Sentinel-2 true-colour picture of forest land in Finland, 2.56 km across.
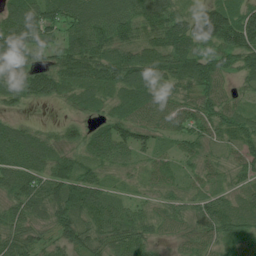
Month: July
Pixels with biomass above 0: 92%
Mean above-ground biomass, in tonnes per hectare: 68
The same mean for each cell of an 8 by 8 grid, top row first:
97 87 96 108 85 71 112 88
104 66 102 85 66 86 60 107
58 96 84 80 75 75 79 34
21 2 28 44 75 66 70 46
80 63 54 101 56 42 47 58
93 88 83 34 36 38 43 40
68 67 96 68 37 53 69 56
77 44 69 80 68 34 64 66
